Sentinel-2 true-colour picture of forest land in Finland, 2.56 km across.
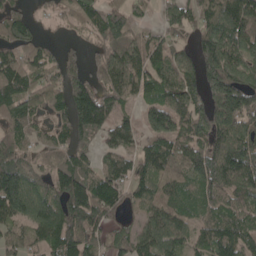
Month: May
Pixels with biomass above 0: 84%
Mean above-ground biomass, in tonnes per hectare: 94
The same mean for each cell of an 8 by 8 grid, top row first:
78 23 90 79 22 60 91 142
83 32 26 96 87 52 107 96
122 77 95 115 94 111 144 127
106 58 140 99 63 110 126 169
81 54 69 72 70 104 123 131
136 71 126 90 78 99 118 121
123 110 134 86 68 109 90 89
62 106 109 60 92 96 92 119
